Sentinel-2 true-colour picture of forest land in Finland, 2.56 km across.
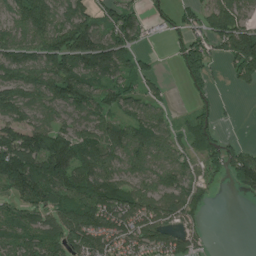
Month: June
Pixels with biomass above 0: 73%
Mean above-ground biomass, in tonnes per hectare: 80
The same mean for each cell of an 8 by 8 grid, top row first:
80 117 104 67 37 49 70 79
100 117 184 129 20 50 73 146
117 123 118 69 54 14 67 44
103 70 80 73 71 17 58 5
153 135 98 93 106 58 85 28
120 145 86 80 74 90 52 114
56 83 84 125 101 99 34 0
66 94 101 98 94 75 16 0
